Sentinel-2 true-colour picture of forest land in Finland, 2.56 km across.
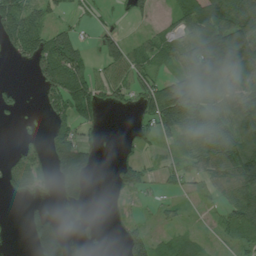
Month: July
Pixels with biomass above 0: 58%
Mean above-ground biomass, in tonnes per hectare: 68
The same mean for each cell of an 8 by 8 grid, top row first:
145 57 25 14 37 51 99 106
79 124 72 66 56 75 176 169
5 95 116 75 65 113 191 96
28 45 93 19 73 180 133 118
24 57 76 1 33 61 117 119
72 43 98 29 48 38 77 136
0 23 36 11 8 23 19 92
1 135 32 4 69 42 18 38
